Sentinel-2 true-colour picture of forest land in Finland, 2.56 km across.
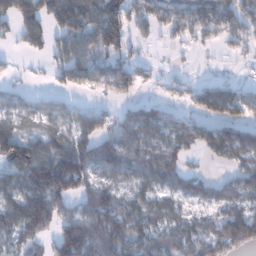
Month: January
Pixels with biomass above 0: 72%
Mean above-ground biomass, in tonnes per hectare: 80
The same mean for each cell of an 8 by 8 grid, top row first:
99 95 135 112 76 76 93 89
20 65 92 100 22 19 23 37
12 14 64 108 41 35 47 33
67 55 45 37 95 46 89 80
55 71 98 107 92 87 90 138
91 160 155 65 79 107 52 72
113 166 88 123 72 51 49 72
78 66 212 140 75 79 90 97
